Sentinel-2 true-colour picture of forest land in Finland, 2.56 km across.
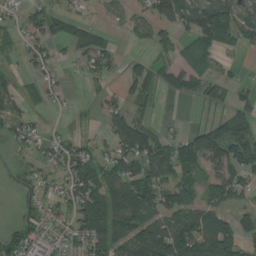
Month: August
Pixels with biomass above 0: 58%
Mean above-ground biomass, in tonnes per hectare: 50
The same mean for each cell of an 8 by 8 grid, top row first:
19 44 23 16 35 77 110 66
19 32 45 23 14 40 50 35
29 30 7 13 54 55 44 14
39 19 8 41 23 4 23 63
24 30 35 37 100 54 129 106
13 25 99 73 78 64 57 58
8 32 66 88 97 67 68 40
61 31 47 105 120 134 95 70
